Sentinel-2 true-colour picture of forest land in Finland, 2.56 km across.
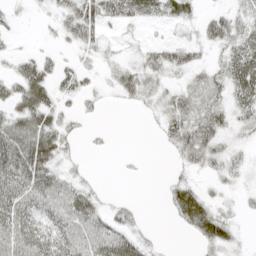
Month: April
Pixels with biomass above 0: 62%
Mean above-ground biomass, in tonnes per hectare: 27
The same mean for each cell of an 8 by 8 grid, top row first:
7 10 61 34 23 30 22 25
6 8 25 9 18 41 25 44
37 37 29 15 31 13 26 60
33 41 16 1 7 33 40 30
52 53 11 4 0 33 43 13
53 41 13 0 3 14 15 15
57 42 56 19 6 44 40 12
57 45 51 53 18 1 37 11
